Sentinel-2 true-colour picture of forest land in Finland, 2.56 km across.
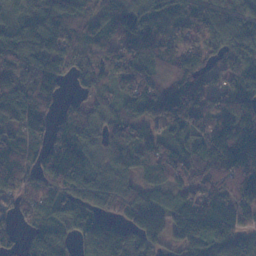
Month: November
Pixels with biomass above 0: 91%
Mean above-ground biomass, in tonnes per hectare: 95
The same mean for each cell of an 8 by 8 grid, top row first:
64 92 65 102 87 51 94 86
118 134 95 84 95 90 106 118
90 116 65 89 116 134 66 85
99 68 53 77 99 120 60 93
90 101 106 86 95 67 110 156
104 111 149 94 67 73 116 140
51 41 78 77 124 88 126 128
41 94 65 105 97 81 162 124
